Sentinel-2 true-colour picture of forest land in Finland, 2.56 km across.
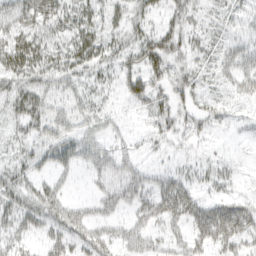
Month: March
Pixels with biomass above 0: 63%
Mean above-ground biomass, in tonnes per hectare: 29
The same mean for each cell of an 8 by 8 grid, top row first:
40 46 33 23 28 22 13 16
47 31 39 32 47 28 20 27
37 32 28 18 51 28 13 31
40 43 29 13 23 32 21 9
26 37 41 19 10 17 10 4
37 23 10 35 27 23 19 7
47 49 25 28 31 43 29 34
29 30 35 33 34 22 34 37
